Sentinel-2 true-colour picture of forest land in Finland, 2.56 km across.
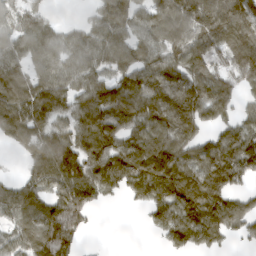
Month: March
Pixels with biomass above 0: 80%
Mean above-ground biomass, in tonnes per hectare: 107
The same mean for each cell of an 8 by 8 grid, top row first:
86 48 11 131 80 151 196 192
97 94 86 118 89 111 126 176
111 106 106 107 116 146 136 124
132 119 107 144 126 172 103 52
58 141 127 116 115 134 77 120
28 131 155 126 142 146 131 92
113 122 159 8 47 125 148 79
78 166 57 1 1 71 75 39
